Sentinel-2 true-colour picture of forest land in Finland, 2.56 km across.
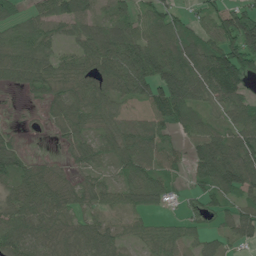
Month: June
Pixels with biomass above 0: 82%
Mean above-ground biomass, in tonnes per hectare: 68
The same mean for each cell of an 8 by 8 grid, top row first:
43 71 79 72 54 54 57 121
71 52 67 116 100 102 100 148
46 73 74 78 105 164 137 114
5 39 72 53 41 104 48 74
32 4 52 58 77 37 104 96
70 60 26 29 73 36 89 115
64 80 39 45 57 18 36 46
92 77 81 65 46 52 41 43
